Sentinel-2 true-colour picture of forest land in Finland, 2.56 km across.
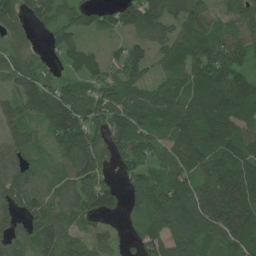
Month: July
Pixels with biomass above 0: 89%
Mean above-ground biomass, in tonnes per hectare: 75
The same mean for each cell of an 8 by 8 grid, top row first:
64 74 62 52 109 75 60 61
48 24 60 20 60 72 99 105
80 58 59 58 65 56 97 88
69 114 113 93 94 93 102 98
73 38 123 72 70 79 89 80
77 49 91 26 67 86 87 117
66 80 76 45 56 88 127 137
52 94 54 40 69 70 49 86
